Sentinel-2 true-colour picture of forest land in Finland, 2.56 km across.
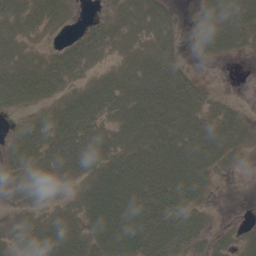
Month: May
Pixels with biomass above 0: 76%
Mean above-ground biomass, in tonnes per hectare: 33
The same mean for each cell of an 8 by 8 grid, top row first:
36 33 2 16 38 9 37 49
29 7 29 23 24 13 30 22
40 40 21 26 45 31 2 0
15 21 44 39 61 43 19 11
32 48 58 41 52 45 35 20
32 54 39 56 52 49 23 2
18 20 41 72 67 54 11 0
33 57 43 62 67 39 18 14
